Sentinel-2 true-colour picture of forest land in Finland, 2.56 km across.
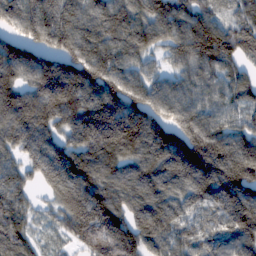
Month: February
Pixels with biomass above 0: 94%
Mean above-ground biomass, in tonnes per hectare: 145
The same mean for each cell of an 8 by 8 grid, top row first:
144 186 140 156 122 143 104 106
122 125 180 147 110 119 191 140
136 193 187 159 107 84 117 87
204 190 180 189 167 137 124 96
131 128 171 230 167 197 240 157
98 126 150 130 128 167 210 234
129 46 160 136 139 111 117 197
133 34 119 206 125 108 101 134
